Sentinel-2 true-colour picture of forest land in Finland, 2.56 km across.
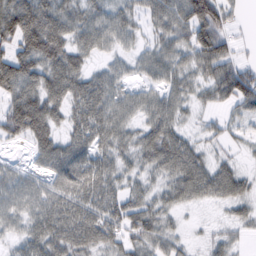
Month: February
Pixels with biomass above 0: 86%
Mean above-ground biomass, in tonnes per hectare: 56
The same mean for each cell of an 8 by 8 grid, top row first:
97 88 58 49 45 78 102 15
72 109 52 36 30 58 84 21
98 74 61 51 31 47 54 93
93 85 62 65 50 47 19 38
22 71 61 58 55 68 28 19
39 45 80 57 38 67 68 40
49 64 71 64 61 36 15 30
30 74 77 60 73 38 22 17
